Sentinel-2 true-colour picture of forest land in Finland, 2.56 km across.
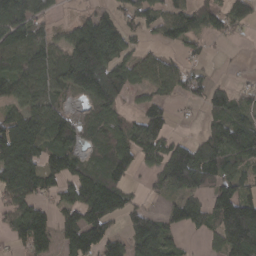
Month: March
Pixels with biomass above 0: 72%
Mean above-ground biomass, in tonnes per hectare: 86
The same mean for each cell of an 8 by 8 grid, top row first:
119 65 32 57 70 79 79 51
105 79 186 133 27 37 15 3
97 91 146 141 51 63 40 8
73 83 24 76 73 19 55 82
159 98 57 98 92 74 89 136
136 80 98 94 28 192 134 87
83 54 138 126 51 67 94 211
55 80 131 84 128 41 32 202
